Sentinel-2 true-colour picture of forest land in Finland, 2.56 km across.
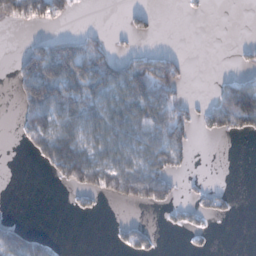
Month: January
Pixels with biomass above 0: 39%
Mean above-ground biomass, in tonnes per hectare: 48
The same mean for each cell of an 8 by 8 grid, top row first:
87 85 6 0 23 0 3 0
3 87 84 39 12 7 0 13
44 146 119 107 115 83 2 50
23 137 95 89 91 72 52 181
8 127 120 86 79 72 0 1
0 18 126 111 95 36 4 0
0 0 15 4 27 32 43 4
104 32 0 9 38 0 10 0
